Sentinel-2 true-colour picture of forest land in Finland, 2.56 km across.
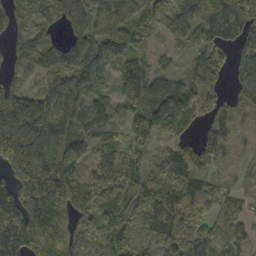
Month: October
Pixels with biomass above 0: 88%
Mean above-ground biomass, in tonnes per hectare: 103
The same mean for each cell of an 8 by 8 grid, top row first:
99 55 92 96 133 47 83 130
91 131 119 137 62 24 85 80
70 107 139 59 139 85 127 89
204 162 124 78 120 124 67 69
236 210 92 70 63 58 121 41
116 168 102 103 69 84 86 27
147 164 107 84 88 107 82 44
200 156 119 87 73 118 112 57
